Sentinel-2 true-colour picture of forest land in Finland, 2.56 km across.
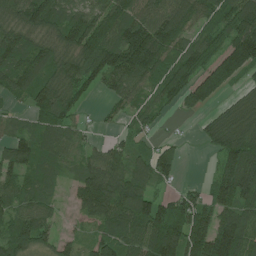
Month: July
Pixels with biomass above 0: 83%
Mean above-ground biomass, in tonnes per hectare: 101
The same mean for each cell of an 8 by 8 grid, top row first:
96 137 99 125 103 133 88 144
126 109 155 158 222 110 107 165
111 109 110 105 107 137 136 65
33 117 42 29 60 32 47 105
96 99 58 49 31 41 60 145
88 72 84 120 97 48 25 160
92 67 65 146 143 122 115 109
126 61 40 97 135 148 174 134
